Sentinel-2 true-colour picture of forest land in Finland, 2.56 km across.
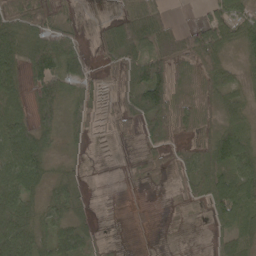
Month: April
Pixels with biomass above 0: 74%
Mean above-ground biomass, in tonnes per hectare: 44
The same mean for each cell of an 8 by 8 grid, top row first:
55 37 7 24 74 8 44 51
59 69 22 45 70 43 114 41
49 92 37 17 99 57 72 27
32 56 33 17 81 77 42 41
73 36 13 5 38 34 56 86
71 36 16 0 21 26 82 92
72 36 25 1 0 11 43 74
97 45 49 5 1 6 11 49
